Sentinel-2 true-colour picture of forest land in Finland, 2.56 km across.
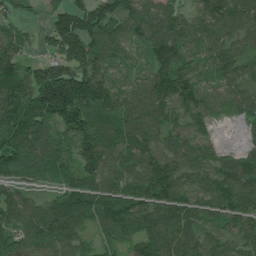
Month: June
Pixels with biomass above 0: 94%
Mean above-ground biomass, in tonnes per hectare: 123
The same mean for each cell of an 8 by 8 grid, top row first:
83 55 127 182 137 93 121 132
123 56 155 128 103 161 94 81
172 179 156 86 100 192 74 94
184 183 183 151 120 97 82 72
177 139 151 131 131 86 65 33
111 100 134 114 147 124 112 155
123 120 167 177 127 141 93 142
144 133 77 92 132 135 97 103
